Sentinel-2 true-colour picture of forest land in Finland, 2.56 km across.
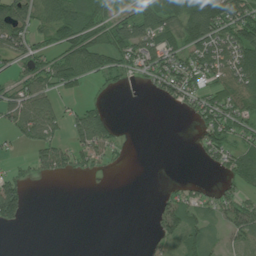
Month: July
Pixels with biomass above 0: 53%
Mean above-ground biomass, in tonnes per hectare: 53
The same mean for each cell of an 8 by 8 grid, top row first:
79 73 97 81 86 102 166 110
67 59 135 99 101 76 101 103
53 77 59 35 34 106 60 78
73 93 57 19 0 12 85 55
27 69 68 50 0 0 59 52
49 44 30 5 0 3 5 66
107 0 0 0 0 78 42 77
0 0 0 0 8 51 54 47
